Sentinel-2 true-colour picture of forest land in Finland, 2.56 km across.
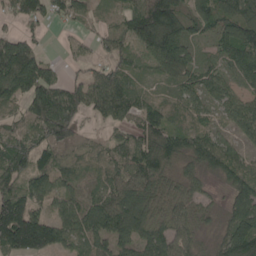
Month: May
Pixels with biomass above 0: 85%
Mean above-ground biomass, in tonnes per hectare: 87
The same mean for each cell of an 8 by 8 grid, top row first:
66 59 51 32 136 128 95 114
115 15 18 58 87 125 29 129
174 98 49 94 34 67 69 64
50 179 89 95 84 57 50 75
98 108 77 56 95 103 106 43
97 85 52 76 111 59 52 84
171 61 83 137 118 71 37 99
200 151 83 104 99 97 21 161
